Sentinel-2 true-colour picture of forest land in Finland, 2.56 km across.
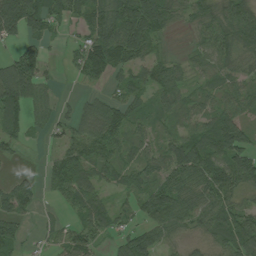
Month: July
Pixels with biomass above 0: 77%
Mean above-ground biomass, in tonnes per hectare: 60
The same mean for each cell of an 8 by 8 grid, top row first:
139 80 51 108 142 55 71 90
36 20 52 112 77 3 62 73
135 25 23 34 48 57 34 41
86 35 45 75 36 51 43 60
40 19 64 73 44 50 79 82
21 36 76 46 52 87 96 98
64 5 61 52 68 87 69 56
49 17 65 34 84 35 41 86
